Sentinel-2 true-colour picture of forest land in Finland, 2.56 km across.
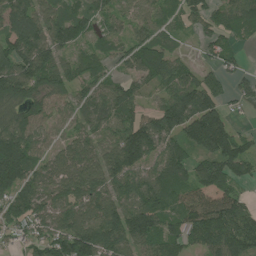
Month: July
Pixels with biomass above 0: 87%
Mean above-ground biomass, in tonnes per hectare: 109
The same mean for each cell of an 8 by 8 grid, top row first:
136 96 79 89 75 60 93 107
150 131 68 59 116 46 54 33
187 127 69 57 82 103 64 47
102 81 81 110 71 174 157 20
188 61 87 112 184 116 134 90
189 81 126 132 112 109 161 81
130 104 114 123 164 114 216 104
46 126 162 152 140 102 136 153
